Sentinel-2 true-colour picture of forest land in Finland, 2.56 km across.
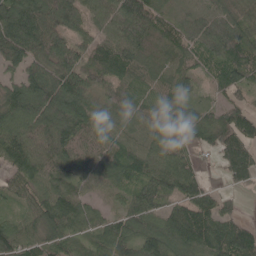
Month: May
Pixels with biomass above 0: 91%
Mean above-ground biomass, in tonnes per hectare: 85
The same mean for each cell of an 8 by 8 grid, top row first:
140 112 75 80 115 43 57 86
126 109 70 108 95 82 85 120
69 118 88 84 77 80 40 80
109 136 99 53 72 107 44 80
102 98 90 73 70 100 55 112
73 72 65 72 94 99 19 75
36 102 83 40 103 68 84 21
107 82 54 99 105 102 113 131
